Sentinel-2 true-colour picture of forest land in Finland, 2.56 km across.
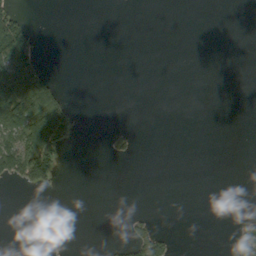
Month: September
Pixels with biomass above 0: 13%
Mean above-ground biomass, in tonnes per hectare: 16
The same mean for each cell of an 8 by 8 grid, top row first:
41 0 0 0 0 0 0 0
112 0 0 0 0 0 0 0
117 52 0 0 0 0 0 0
120 151 8 0 0 0 0 0
87 90 5 15 0 0 0 0
55 59 0 0 0 0 0 0
0 0 0 0 1 0 0 0
0 7 0 3 71 10 0 26
